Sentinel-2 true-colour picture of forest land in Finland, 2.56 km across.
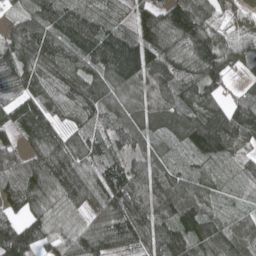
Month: May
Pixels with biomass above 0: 94%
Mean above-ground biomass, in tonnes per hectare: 110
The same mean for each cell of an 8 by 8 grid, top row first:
43 126 132 73 96 139 80 45
115 153 159 185 158 98 158 75
128 122 118 119 113 90 127 26
81 99 88 84 105 104 130 98
61 139 106 77 83 52 167 102
110 193 148 111 123 79 59 39
64 98 99 173 141 116 68 31
191 104 139 145 137 129 148 110
